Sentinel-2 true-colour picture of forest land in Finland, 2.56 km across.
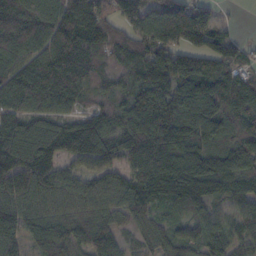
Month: October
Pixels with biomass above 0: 93%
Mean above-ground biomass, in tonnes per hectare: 113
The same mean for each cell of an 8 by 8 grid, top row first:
175 147 173 90 122 149 67 2
142 139 144 97 110 120 99 53
131 191 123 69 117 128 130 86
115 110 81 91 143 133 144 109
152 130 158 108 174 172 122 117
139 110 76 79 139 160 161 128
113 85 72 76 114 76 71 74
92 110 92 81 59 84 97 72
